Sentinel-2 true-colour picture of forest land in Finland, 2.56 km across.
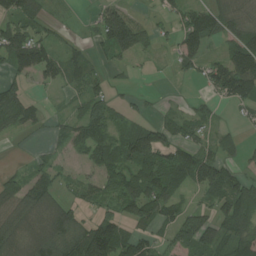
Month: July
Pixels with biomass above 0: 69%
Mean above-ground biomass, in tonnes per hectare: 77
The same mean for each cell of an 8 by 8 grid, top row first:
85 36 4 126 21 53 126 88
147 90 33 86 67 53 55 124
61 56 57 34 5 11 62 185
139 25 53 52 21 26 27 29
10 22 68 74 161 101 56 43
45 72 36 85 105 109 134 76
111 132 61 46 114 73 52 154
125 146 150 176 81 65 98 122
